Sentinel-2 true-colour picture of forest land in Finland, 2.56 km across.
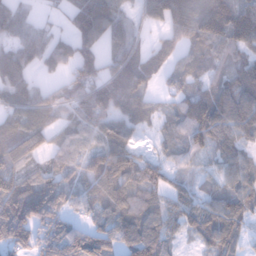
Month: January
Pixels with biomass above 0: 84%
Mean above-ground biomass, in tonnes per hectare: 68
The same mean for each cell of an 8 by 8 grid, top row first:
72 12 81 96 41 109 133 118
70 69 69 51 38 46 71 64
91 24 71 94 72 44 47 70
79 67 67 98 67 48 100 97
82 47 54 108 20 45 62 66
59 41 51 104 70 28 27 76
128 95 41 89 80 47 58 72
79 65 87 66 115 31 63 53
